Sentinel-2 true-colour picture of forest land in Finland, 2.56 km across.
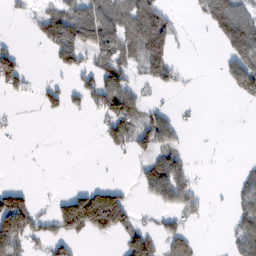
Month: February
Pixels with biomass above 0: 39%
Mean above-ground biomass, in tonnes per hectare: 50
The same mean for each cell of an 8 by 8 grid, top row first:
9 65 124 97 168 17 83 95
20 39 125 93 145 40 0 134
79 10 37 84 40 25 0 85
7 26 18 90 42 15 0 1
2 0 0 42 48 36 1 0
0 0 0 1 51 93 2 20
177 16 176 144 11 59 12 44
136 70 35 16 60 57 0 54
